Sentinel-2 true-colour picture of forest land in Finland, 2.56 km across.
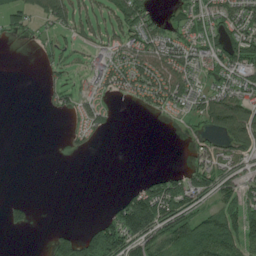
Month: July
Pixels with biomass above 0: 48%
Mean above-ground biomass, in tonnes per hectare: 55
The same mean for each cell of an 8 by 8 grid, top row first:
55 63 64 65 78 41 77 89
2 25 38 58 90 84 75 119
0 18 15 77 99 94 52 67
0 13 49 27 18 42 113 125
0 0 24 1 0 1 43 102
0 0 0 0 17 51 89 57
34 0 0 33 182 114 58 97
0 27 98 155 114 138 163 110
